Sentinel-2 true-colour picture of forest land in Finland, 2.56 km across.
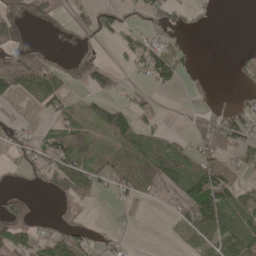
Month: May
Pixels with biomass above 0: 47%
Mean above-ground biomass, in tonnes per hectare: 44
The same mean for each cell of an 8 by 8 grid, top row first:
44 34 24 58 34 26 7 0
50 5 6 10 55 38 0 6
92 58 36 46 30 41 3 21
2 41 46 77 35 4 31 41
45 55 76 69 79 41 64 48
22 73 101 86 80 92 115 40
47 0 8 8 15 16 142 64
82 67 58 13 0 16 77 92
